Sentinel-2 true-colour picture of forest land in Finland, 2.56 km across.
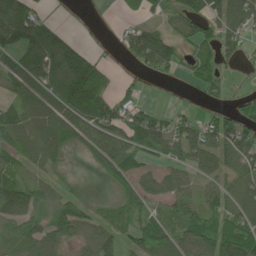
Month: June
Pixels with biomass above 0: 70%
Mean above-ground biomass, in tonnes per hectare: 71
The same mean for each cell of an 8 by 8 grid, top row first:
148 31 3 4 23 61 108 83
98 124 58 9 130 61 79 58
87 117 160 32 21 15 90 7
84 113 125 98 69 32 33 54
75 111 61 94 90 87 98 90
80 42 8 50 45 47 53 81
121 71 64 39 50 60 71 95
92 76 62 61 64 71 98 104
